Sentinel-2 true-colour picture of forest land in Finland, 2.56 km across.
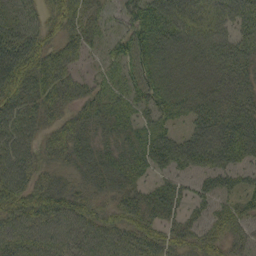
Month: September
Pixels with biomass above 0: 91%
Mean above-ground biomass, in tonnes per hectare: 54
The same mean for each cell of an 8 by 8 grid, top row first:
48 47 60 23 95 92 49 57
89 61 46 32 78 62 57 59
101 72 30 31 70 46 43 49
76 45 39 51 42 49 61 61
66 37 43 34 59 70 76 79
68 33 32 48 34 47 56 40
70 72 50 36 65 43 37 41
64 55 51 53 63 50 47 34
